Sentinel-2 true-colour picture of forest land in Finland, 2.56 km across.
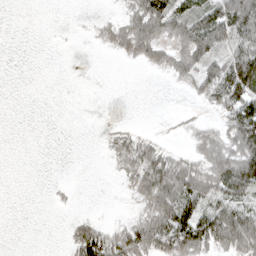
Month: April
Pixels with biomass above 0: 45%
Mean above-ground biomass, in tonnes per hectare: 37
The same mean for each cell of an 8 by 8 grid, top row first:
0 0 1 11 90 70 64 107
0 1 1 28 66 46 82 70
0 0 0 0 1 25 65 118
0 0 0 0 0 4 12 96
0 0 0 28 52 7 38 73
0 0 0 8 92 105 62 111
0 3 2 1 36 107 68 81
0 0 79 68 86 110 93 93
